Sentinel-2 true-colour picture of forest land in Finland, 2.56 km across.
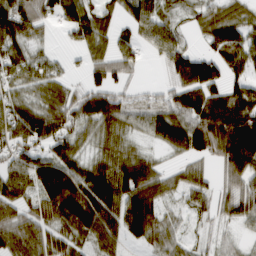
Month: March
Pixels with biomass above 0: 81%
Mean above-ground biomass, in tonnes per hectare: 71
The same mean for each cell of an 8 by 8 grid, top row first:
112 55 91 50 89 38 62 55
67 21 46 66 38 77 43 106
51 61 19 66 8 63 114 58
68 85 79 92 48 95 130 114
73 75 48 53 21 75 106 154
77 110 93 117 104 48 37 101
79 89 110 91 150 34 46 77
86 73 50 68 58 44 25 20
